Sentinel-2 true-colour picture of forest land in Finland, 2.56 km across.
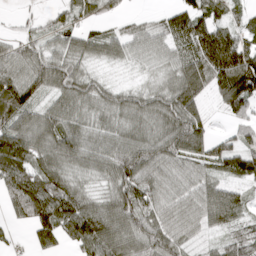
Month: April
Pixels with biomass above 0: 86%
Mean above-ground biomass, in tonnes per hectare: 67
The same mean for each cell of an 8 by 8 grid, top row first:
21 23 48 30 15 77 77 36
53 52 55 50 56 86 117 96
101 90 74 17 21 63 80 128
98 59 61 66 74 98 27 65
114 73 75 63 75 94 65 62
90 81 47 65 82 63 51 70
63 97 80 74 73 62 91 69
12 66 71 89 90 65 21 59
